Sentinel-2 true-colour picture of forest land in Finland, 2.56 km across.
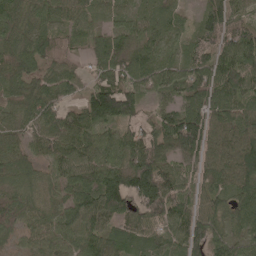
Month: May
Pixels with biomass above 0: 92%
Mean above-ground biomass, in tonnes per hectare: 78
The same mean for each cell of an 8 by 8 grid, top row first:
73 60 56 61 64 43 80 50
79 78 27 92 82 47 80 101
83 67 44 83 75 90 101 101
56 69 66 128 48 86 96 80
45 61 74 74 99 125 99 110
83 49 76 104 147 79 64 112
85 58 94 99 104 86 66 88
40 69 86 63 66 60 110 69
